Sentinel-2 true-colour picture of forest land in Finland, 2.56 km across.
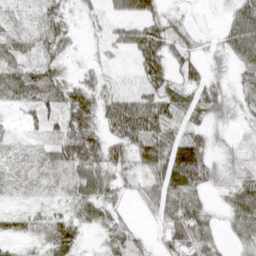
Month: April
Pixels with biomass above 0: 84%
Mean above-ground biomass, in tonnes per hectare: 43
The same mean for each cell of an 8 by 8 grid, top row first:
19 40 17 38 63 18 6 63
38 36 9 29 78 42 18 75
61 75 26 22 48 43 38 26
16 50 78 82 112 51 47 24
15 24 84 49 70 58 34 18
30 41 56 42 37 82 50 42
19 22 44 38 23 74 31 62
35 51 33 41 20 64 51 36
